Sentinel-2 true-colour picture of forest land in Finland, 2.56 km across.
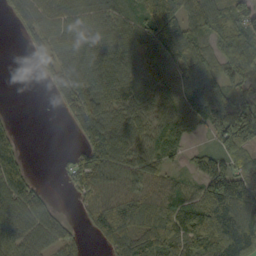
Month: September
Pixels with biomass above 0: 79%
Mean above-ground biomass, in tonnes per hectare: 74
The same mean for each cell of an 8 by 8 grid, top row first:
43 83 81 80 85 109 83 82
1 71 99 79 83 114 57 113
0 31 101 88 84 79 109 96
3 1 106 78 77 73 146 121
41 0 42 98 66 57 26 106
77 1 83 86 84 31 133 93
94 51 22 80 70 78 104 122
82 74 26 61 77 89 86 132
